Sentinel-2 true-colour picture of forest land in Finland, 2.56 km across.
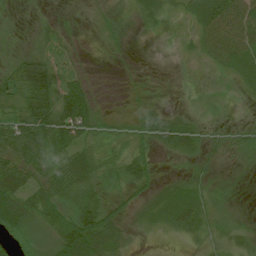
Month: July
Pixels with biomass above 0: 71%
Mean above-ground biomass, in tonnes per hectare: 27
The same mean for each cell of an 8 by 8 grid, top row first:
3 5 3 6 23 14 51 61
6 23 4 4 0 5 40 57
44 63 27 1 2 4 5 17
31 79 86 8 21 17 9 0
58 57 43 13 26 46 16 16
52 29 48 23 36 12 12 3
61 51 52 22 18 52 24 2
20 20 86 48 6 12 16 15
